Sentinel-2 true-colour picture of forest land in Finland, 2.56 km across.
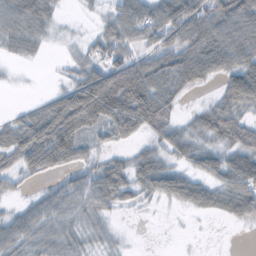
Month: October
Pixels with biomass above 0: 71%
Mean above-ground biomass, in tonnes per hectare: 44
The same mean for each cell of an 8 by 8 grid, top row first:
71 36 3 33 63 81 67 81
32 9 14 60 37 59 73 75
2 2 54 99 96 69 32 74
10 55 107 105 109 30 37 43
51 58 37 24 22 50 29 56
31 9 34 65 51 49 41 81
17 47 48 29 8 14 34 59
52 43 29 14 0 1 0 0
